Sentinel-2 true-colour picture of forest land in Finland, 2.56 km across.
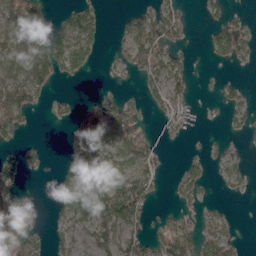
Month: April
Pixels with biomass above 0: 49%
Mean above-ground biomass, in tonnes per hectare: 45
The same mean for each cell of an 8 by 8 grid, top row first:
82 39 65 3 50 54 29 16
76 89 83 10 101 48 30 56
82 53 14 11 53 52 3 13
70 15 46 99 29 57 3 41
25 6 91 77 72 11 8 8
47 5 77 57 61 18 25 31
62 11 63 110 61 18 14 0
72 32 15 81 69 104 73 16
